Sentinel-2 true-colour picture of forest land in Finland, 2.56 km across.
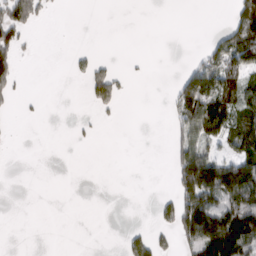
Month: March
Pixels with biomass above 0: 28%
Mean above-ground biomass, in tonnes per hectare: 37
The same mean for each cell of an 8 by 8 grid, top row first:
80 9 0 0 0 0 0 95
57 0 6 0 0 0 47 146
38 0 15 77 1 35 121 78
6 1 2 17 0 57 139 74
0 0 3 0 0 41 55 80
0 0 0 0 0 65 163 133
0 0 0 0 0 82 147 131
0 0 0 0 52 44 166 132
